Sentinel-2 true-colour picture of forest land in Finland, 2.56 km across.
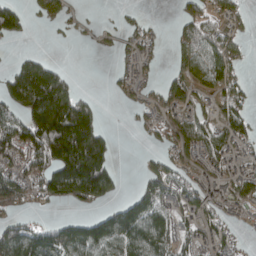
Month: April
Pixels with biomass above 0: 58%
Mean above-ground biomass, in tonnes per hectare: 84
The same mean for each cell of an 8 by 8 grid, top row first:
97 66 17 5 18 32 62 38
8 4 2 20 52 34 100 40
180 257 16 25 50 52 88 44
93 295 194 1 48 80 52 72
113 199 305 57 13 92 90 64
109 138 309 107 58 74 51 74
50 21 31 68 134 73 59 45
152 125 148 133 152 88 54 26
